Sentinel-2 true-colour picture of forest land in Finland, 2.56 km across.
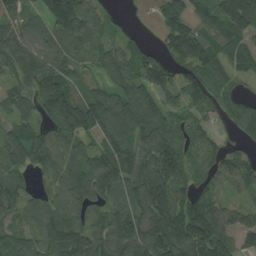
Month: August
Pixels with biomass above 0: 86%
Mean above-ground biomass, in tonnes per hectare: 94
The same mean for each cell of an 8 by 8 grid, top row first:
89 126 123 33 8 109 103 185
98 87 62 55 59 93 103 84
68 135 53 66 120 89 81 40
74 95 159 129 146 65 67 70
98 114 72 120 100 103 57 31
63 59 107 136 138 123 79 107
69 82 72 83 126 143 115 54
65 92 107 128 133 136 177 72
